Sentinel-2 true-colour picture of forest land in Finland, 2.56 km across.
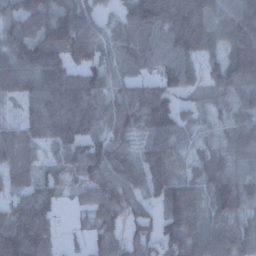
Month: December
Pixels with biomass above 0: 90%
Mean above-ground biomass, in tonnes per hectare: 75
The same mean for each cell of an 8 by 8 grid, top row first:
78 107 92 27 120 112 72 83
90 128 121 62 77 92 58 94
91 115 97 69 58 98 45 87
17 89 107 80 109 83 41 53
69 58 89 86 46 63 41 71
48 50 65 82 74 65 77 67
60 68 27 77 44 117 72 72
122 67 11 62 57 102 92 65
